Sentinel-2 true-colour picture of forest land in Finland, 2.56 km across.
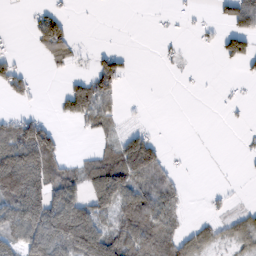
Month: February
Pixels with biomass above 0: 42%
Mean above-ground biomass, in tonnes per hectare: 45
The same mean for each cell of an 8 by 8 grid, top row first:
1 47 0 0 0 5 5 56
2 79 16 12 0 9 6 82
55 3 40 77 0 2 1 10
15 4 89 41 2 0 0 3
102 105 1 34 82 0 0 4
162 94 64 122 87 20 0 1
122 138 106 80 90 43 8 14
79 141 149 97 90 67 41 44
